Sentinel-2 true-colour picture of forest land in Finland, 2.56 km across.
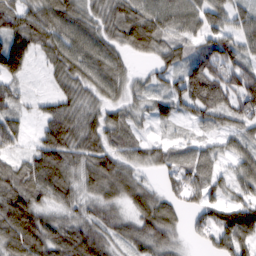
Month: February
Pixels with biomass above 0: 88%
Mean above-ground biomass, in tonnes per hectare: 64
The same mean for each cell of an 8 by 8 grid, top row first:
74 83 66 60 88 79 76 47
100 72 78 58 63 50 66 64
55 23 68 70 25 61 127 89
49 47 60 43 33 52 80 86
43 89 68 55 44 29 25 53
70 111 57 84 31 56 64 60
109 54 42 42 67 41 70 81
94 86 87 47 66 32 33 86
